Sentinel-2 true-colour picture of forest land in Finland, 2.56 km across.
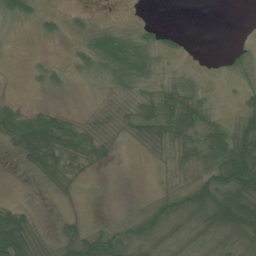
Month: June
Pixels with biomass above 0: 57%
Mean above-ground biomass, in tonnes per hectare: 24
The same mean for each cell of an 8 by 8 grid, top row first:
22 9 7 1 1 0 0 0
0 0 13 51 32 10 0 5
0 13 5 21 28 19 3 5
28 24 5 14 40 67 24 21
40 84 44 16 17 33 51 69
1 29 17 0 0 8 42 109
31 0 1 0 15 38 52 89
78 10 40 37 33 23 26 37
